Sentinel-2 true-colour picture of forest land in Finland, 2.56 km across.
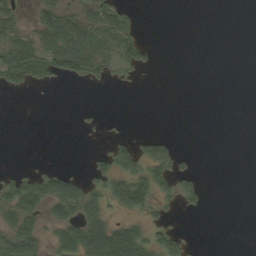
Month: September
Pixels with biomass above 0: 33%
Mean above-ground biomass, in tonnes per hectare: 21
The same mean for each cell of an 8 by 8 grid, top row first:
24 40 33 51 2 0 0 0
48 53 72 37 28 0 0 0
41 24 23 12 2 0 0 0
0 0 3 0 0 0 0 0
0 0 1 20 25 17 0 0
26 35 19 46 55 47 2 0
69 44 60 30 43 12 10 0
64 21 67 77 43 37 0 0
